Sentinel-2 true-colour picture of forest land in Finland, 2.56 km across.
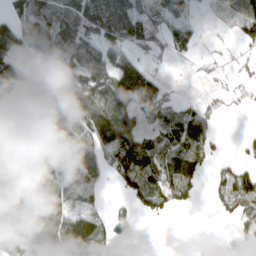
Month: April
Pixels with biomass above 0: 67%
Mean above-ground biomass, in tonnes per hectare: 75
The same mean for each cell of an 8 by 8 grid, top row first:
72 102 94 115 71 55 11 54
101 98 112 103 52 53 7 28
85 46 116 148 96 2 15 24
109 75 145 139 81 55 35 10
102 109 132 137 99 96 57 13
123 110 94 57 121 111 27 78
123 118 65 27 40 39 9 65
39 138 179 97 19 0 17 47
